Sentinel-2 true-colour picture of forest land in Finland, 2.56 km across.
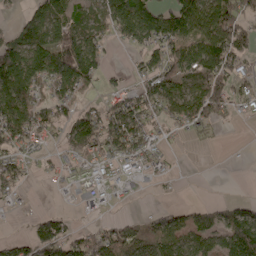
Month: May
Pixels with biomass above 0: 62%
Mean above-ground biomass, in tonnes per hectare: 64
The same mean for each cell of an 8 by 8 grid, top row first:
18 103 51 85 131 121 112 122
101 121 114 22 61 70 121 99
138 97 103 19 49 75 111 48
116 63 63 76 74 78 125 18
73 37 98 103 71 9 16 2
73 10 64 44 23 7 0 0
7 8 7 9 7 29 35 62
52 140 75 66 61 67 53 114
